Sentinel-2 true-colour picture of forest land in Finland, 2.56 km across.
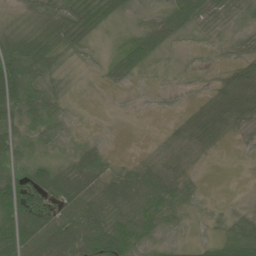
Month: June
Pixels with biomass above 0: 79%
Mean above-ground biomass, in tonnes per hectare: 38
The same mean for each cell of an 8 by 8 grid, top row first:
16 40 75 48 14 48 52 30
65 52 31 13 53 12 10 18
106 36 7 17 8 7 9 44
61 55 3 2 2 9 60 59
45 26 20 4 1 25 37 5
52 60 75 46 40 38 2 0
115 58 64 41 44 39 7 11
102 74 77 95 29 13 20 80
